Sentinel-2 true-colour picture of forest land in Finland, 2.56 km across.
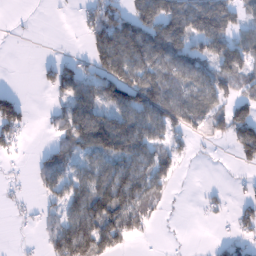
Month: January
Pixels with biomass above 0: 57%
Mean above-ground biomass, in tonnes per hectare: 55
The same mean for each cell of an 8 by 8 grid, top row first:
2 0 19 83 87 107 112 47
0 0 4 134 116 105 74 80
0 37 85 108 98 70 76 57
76 14 97 87 107 104 86 72
32 15 80 123 84 41 18 90
4 56 61 90 70 35 0 8
9 28 68 61 70 4 12 23
4 39 132 83 15 1 2 27
